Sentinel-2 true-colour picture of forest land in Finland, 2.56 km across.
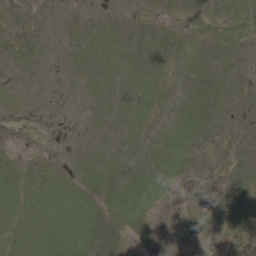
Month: June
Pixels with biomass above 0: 70%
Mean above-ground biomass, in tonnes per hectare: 17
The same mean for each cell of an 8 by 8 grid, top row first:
8 2 7 8 7 10 18 28
16 5 14 15 25 19 25 37
5 3 8 12 16 18 37 48
3 3 2 8 15 19 46 49
1 0 2 6 21 26 30 47
17 20 12 12 19 18 7 38
14 13 13 21 23 2 22 54
12 10 22 25 13 2 2 14
